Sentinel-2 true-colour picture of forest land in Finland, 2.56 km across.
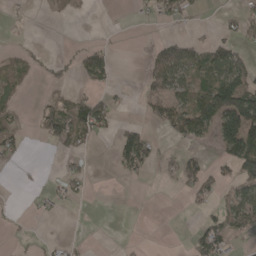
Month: April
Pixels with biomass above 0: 30%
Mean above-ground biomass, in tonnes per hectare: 33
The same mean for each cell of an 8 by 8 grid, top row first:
2 8 5 0 6 37 3 22
7 5 18 15 7 66 55 33
37 14 25 22 26 72 69 99
27 60 86 41 20 75 156 212
40 28 29 16 88 22 20 132
5 1 22 5 19 54 40 59
1 6 4 2 2 2 15 70
5 9 5 0 2 0 68 11
